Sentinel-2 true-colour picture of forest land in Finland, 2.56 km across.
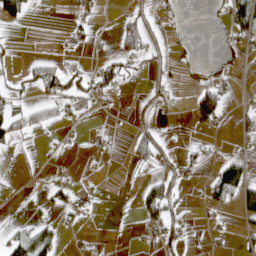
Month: April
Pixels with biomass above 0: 24%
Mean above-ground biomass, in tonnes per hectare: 21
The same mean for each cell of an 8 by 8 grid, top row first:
46 0 19 3 34 11 5 60
5 1 15 13 51 6 0 22
15 66 43 53 16 11 15 7
36 19 26 12 11 4 68 16
23 5 4 5 40 9 9 12
3 7 4 1 13 24 15 72
2 24 25 2 57 31 19 47
42 47 7 1 14 26 7 14
